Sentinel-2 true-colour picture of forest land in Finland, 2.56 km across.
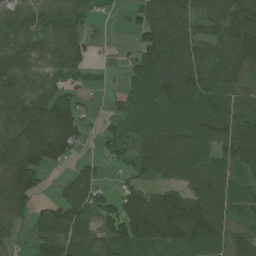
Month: July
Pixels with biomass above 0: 82%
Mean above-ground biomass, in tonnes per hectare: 99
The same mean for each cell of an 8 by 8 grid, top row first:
69 81 63 14 83 144 102 155
78 70 74 5 102 114 90 142
97 59 37 5 126 151 106 93
81 135 68 24 77 84 128 102
103 191 51 62 115 173 148 215
155 40 80 17 59 108 107 80
116 68 120 83 205 197 145 80
36 116 104 120 135 126 118 112
